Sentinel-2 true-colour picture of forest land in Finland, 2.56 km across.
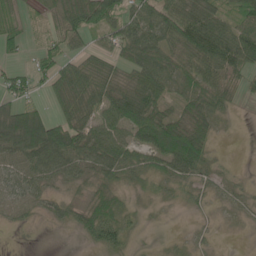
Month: May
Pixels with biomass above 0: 76%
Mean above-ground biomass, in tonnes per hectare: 45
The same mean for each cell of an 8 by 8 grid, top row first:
30 44 96 60 60 77 68 43
29 35 30 40 75 55 92 93
35 36 75 54 68 56 62 31
57 31 62 67 86 34 60 8
75 116 68 73 60 92 44 1
59 51 36 40 30 42 26 11
45 27 32 52 10 8 14 18
0 0 10 43 5 8 13 2
